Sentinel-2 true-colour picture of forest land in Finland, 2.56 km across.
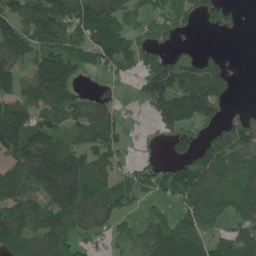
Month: May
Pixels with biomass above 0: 73%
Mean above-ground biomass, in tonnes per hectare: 107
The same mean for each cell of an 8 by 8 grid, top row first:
127 187 156 154 81 104 63 27
132 121 99 148 93 47 9 3
108 197 55 46 120 168 136 10
141 102 98 87 28 195 109 34
174 146 97 112 9 48 82 140
140 238 191 84 83 111 136 113
138 155 164 114 37 62 117 105
152 138 69 54 82 167 98 110
